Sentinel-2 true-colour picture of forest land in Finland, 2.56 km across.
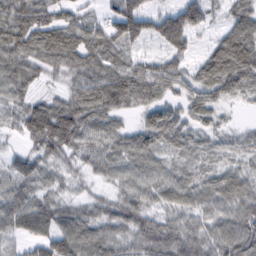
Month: February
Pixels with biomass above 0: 79%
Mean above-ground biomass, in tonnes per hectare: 63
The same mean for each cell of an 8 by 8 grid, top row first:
92 80 61 66 92 102 48 62
98 120 110 91 25 72 36 111
81 34 75 109 114 76 93 103
66 119 104 82 56 57 58 10
20 111 79 73 82 61 38 37
55 49 36 50 72 60 54 62
2 1 1 18 62 61 61 81
0 0 0 0 4 83 78 108
